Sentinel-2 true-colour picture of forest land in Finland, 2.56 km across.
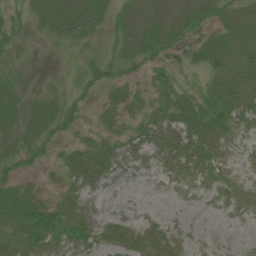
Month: July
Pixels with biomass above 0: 77%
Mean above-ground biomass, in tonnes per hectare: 27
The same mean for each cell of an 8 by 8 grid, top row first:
23 47 61 30 40 32 31 41
34 15 28 26 38 22 48 46
28 13 22 35 15 18 33 55
31 31 23 25 29 52 40 38
30 23 16 27 45 42 32 10
24 4 32 28 11 20 16 5
34 29 36 9 7 2 1 3
32 35 43 38 26 12 2 1
